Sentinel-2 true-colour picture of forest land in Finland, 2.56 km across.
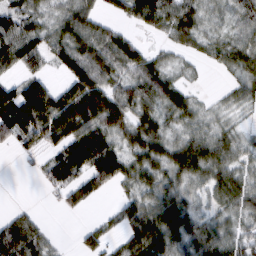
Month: February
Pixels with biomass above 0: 77%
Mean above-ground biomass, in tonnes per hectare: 49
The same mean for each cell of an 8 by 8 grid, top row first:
60 28 60 21 62 63 24 43
74 55 74 65 26 26 25 47
43 37 78 52 76 28 3 28
89 112 89 80 50 41 18 15
41 53 93 63 68 44 64 33
1 41 61 87 50 45 54 43
12 2 22 14 66 57 27 47
97 35 22 29 79 61 63 45
